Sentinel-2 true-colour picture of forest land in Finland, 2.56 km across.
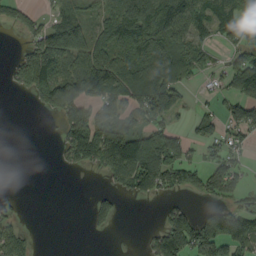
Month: September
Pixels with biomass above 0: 55%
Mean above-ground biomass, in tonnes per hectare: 72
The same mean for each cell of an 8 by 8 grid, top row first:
45 27 48 86 188 126 108 63
13 157 111 118 126 151 44 56
46 148 168 174 140 113 17 110
0 51 114 90 95 80 27 76
0 0 166 160 146 89 45 34
0 0 5 70 157 85 86 54
13 0 0 49 0 41 32 45
77 0 0 2 22 129 122 93
